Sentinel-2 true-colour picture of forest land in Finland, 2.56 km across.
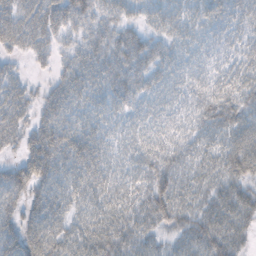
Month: October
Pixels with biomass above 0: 92%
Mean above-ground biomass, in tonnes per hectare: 41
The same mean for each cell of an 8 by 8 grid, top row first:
42 49 46 30 24 31 32 30
29 27 37 46 43 28 20 26
26 16 50 44 40 27 25 38
38 36 38 34 27 24 40 52
23 62 61 34 32 31 36 54
41 53 53 40 39 48 41 52
33 59 40 48 51 62 46 61
52 59 56 56 47 37 66 40
